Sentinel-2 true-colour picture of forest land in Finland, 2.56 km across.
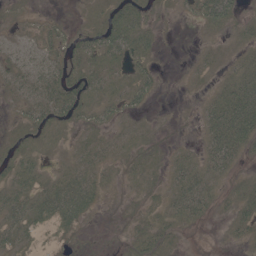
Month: May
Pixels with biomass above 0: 67%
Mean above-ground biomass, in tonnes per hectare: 18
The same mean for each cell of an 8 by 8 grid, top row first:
7 5 6 28 22 5 35 14
13 21 28 38 25 0 6 12
23 39 30 20 18 1 7 34
9 33 21 14 8 2 26 68
12 8 11 10 12 5 28 42
24 9 22 5 10 21 24 10
34 35 42 2 11 21 19 24
20 7 4 2 21 11 0 10
